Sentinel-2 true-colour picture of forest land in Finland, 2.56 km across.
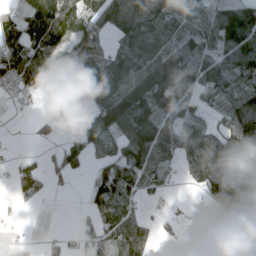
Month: April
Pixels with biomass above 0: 68%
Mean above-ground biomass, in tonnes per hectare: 73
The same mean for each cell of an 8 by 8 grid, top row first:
45 118 118 119 139 87 69 138
105 111 117 44 102 90 74 156
78 106 60 115 122 143 80 68
9 16 70 177 139 93 43 81
1 20 66 63 145 77 88 80
56 40 15 117 93 20 86 96
12 2 8 117 31 5 28 98
10 11 31 56 68 15 16 64
